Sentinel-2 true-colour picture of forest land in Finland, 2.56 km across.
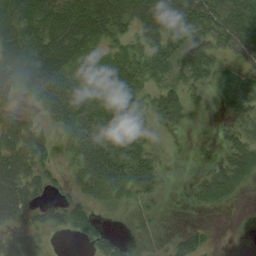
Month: August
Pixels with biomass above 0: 75%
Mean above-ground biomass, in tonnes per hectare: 45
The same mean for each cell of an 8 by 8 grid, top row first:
62 68 97 122 90 86 65 62
72 70 67 37 50 52 48 44
63 71 36 59 46 31 36 58
33 33 55 61 32 44 5 41
69 41 58 60 21 0 1 48
77 35 47 70 56 2 40 52
69 52 52 18 17 6 22 4
54 17 20 35 8 30 20 1
